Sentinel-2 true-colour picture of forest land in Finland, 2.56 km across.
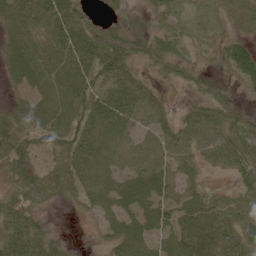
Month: June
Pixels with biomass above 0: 85%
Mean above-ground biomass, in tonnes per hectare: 47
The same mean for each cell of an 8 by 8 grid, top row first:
71 76 49 17 14 24 16 20
63 55 85 60 27 27 18 35
28 68 68 63 20 19 11 30
45 62 65 52 43 19 45 21
56 44 75 32 48 53 55 49
41 29 46 53 76 50 17 38
63 13 15 66 72 69 60 60
98 46 2 52 76 81 80 69
